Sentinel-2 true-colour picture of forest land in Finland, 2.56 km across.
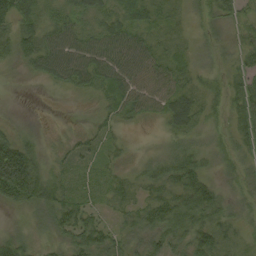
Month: September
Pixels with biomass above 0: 82%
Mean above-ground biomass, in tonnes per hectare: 33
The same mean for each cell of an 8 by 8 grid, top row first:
55 28 45 45 40 16 27 38
40 54 62 64 49 21 16 30
4 29 48 61 58 39 21 33
3 2 2 30 36 55 25 44
44 9 19 16 2 23 15 37
111 32 22 20 19 44 24 24
21 42 38 16 31 52 50 15
27 14 38 30 35 37 41 17
